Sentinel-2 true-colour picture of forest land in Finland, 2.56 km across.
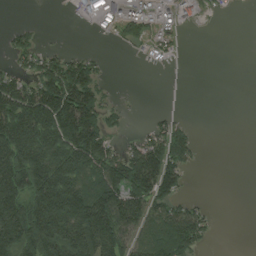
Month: August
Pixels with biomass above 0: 53%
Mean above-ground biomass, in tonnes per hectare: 79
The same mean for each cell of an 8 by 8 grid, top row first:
0 0 30 69 75 58 18 2
50 22 5 8 30 32 0 0
71 130 146 8 0 3 0 0
174 191 210 35 3 16 0 0
198 180 199 56 85 138 2 0
174 182 126 146 192 95 0 0
169 198 173 186 133 83 18 0
158 156 177 147 87 169 34 0
